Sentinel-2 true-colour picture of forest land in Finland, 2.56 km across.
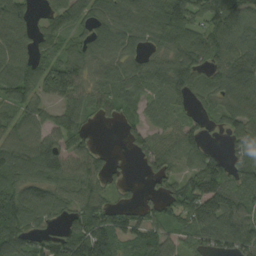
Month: August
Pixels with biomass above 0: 82%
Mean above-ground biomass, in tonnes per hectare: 85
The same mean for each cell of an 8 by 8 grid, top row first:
119 47 76 102 114 138 89 122
120 49 66 105 65 80 105 110
118 108 96 87 98 124 63 110
75 53 77 55 41 54 49 111
98 96 53 1 77 98 32 51
92 97 89 44 34 63 120 73
125 91 84 69 52 85 122 84
101 54 140 127 105 60 80 98
